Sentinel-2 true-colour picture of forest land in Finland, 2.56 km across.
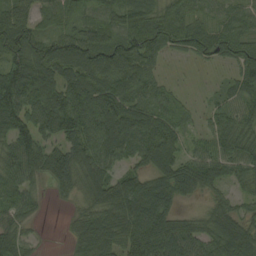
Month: August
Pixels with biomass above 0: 87%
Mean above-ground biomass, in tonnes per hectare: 77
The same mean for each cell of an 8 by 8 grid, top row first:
85 48 47 53 77 62 38 44
130 80 103 102 121 51 69 71
141 100 104 94 77 9 3 65
120 140 131 128 87 61 31 68
99 64 87 114 108 86 55 84
69 72 89 62 69 120 80 56
65 10 42 94 106 52 42 46
65 2 65 96 102 88 70 117
